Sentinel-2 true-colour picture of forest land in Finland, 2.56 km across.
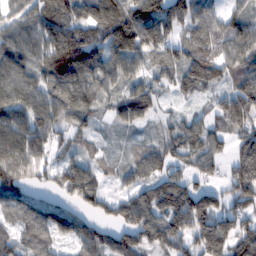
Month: February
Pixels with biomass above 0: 87%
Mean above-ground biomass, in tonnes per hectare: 96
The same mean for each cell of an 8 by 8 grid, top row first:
70 106 112 160 172 144 91 71
87 105 113 96 136 88 111 134
104 101 124 95 70 69 82 96
111 109 92 56 68 20 48 148
128 90 44 20 43 89 98 112
88 60 120 33 79 84 71 150
77 75 67 66 124 146 145 113
72 89 93 90 106 110 169 133
